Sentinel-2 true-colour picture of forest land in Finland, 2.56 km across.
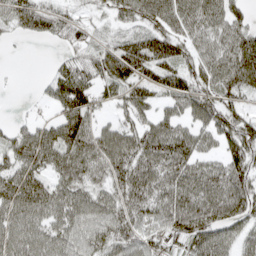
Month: April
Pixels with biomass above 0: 82%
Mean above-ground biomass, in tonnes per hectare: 73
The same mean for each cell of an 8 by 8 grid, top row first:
70 68 29 32 67 83 84 47
2 5 50 57 101 79 61 88
2 39 92 93 86 84 76 93
4 17 114 35 53 56 90 58
75 98 110 99 92 110 47 100
88 62 86 77 94 91 93 95
90 88 81 76 74 97 101 84
82 80 72 81 75 70 95 61
